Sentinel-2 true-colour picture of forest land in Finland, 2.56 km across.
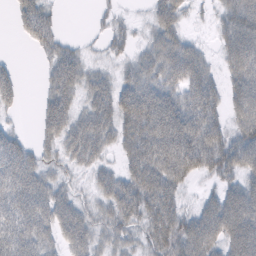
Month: February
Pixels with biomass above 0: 78%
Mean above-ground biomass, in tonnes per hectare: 56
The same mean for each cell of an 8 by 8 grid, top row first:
33 43 0 18 15 56 12 88
1 39 19 21 31 64 14 98
29 35 54 36 67 67 53 76
15 55 43 64 107 94 70 74
50 39 73 39 92 114 82 74
87 42 18 43 83 82 36 58
76 71 44 58 71 53 49 107
75 47 62 39 39 78 77 109
